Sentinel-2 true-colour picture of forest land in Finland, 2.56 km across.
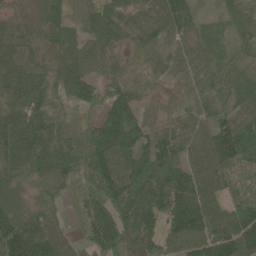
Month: June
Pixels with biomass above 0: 94%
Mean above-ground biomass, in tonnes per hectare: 66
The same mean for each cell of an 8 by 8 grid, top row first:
51 63 51 76 66 75 19 30
67 68 51 41 50 35 45 29
75 66 70 57 45 28 44 44
66 77 38 89 32 33 41 52
76 98 89 100 77 78 52 128
67 65 85 103 123 111 54 57
52 54 49 110 93 92 62 84
110 83 36 103 69 60 72 84
